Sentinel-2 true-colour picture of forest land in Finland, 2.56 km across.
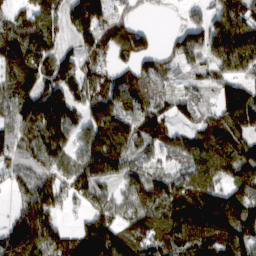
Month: March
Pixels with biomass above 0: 86%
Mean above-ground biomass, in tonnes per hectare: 112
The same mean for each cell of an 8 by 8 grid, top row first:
74 105 157 103 7 11 74 131
155 116 99 143 109 80 109 138
145 126 125 96 106 40 54 99
124 174 106 125 112 76 35 176
100 141 92 170 110 81 130 133
79 106 135 111 91 71 133 119
61 136 57 100 112 157 189 147
162 131 134 138 112 110 137 148
